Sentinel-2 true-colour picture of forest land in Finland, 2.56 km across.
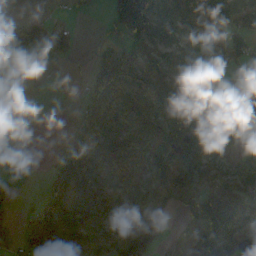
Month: October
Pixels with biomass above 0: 65%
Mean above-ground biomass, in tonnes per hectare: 69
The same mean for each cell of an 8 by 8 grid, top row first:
8 19 7 83 176 78 138 83
17 35 10 52 67 60 70 95
0 1 14 110 85 60 56 73
0 1 25 80 74 112 111 82
0 1 87 86 83 146 85 52
6 25 131 79 68 142 75 95
15 76 138 99 139 27 187 108
11 45 73 79 136 19 133 65
